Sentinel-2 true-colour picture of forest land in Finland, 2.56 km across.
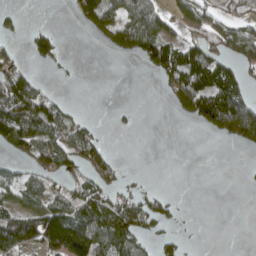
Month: April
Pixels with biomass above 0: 44%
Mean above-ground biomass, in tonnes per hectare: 58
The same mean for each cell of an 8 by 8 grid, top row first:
19 0 64 87 111 53 44 37
15 62 0 49 103 94 71 100
116 10 1 0 1 106 149 66
125 95 11 6 0 41 166 207
87 84 86 8 0 0 0 57
40 49 52 43 4 0 0 2
69 98 80 101 78 11 0 0
145 161 203 136 46 32 0 0
